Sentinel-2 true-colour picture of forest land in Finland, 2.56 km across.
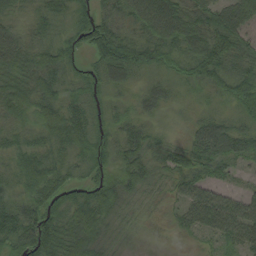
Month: August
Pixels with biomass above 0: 94%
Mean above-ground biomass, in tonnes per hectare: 48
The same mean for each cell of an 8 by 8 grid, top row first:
31 44 28 45 85 88 58 77
71 46 35 75 55 55 80 57
64 60 28 39 20 22 51 59
47 55 49 24 28 12 21 34
41 49 53 36 49 30 87 62
47 79 20 46 60 47 39 15
53 70 65 58 25 24 73 62
55 92 77 27 12 9 19 55
